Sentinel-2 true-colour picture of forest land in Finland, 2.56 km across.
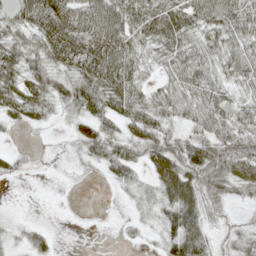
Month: May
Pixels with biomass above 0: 77%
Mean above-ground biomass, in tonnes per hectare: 42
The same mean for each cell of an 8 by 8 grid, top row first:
39 95 82 78 67 59 65 66
49 67 92 96 40 48 35 46
49 52 58 78 24 40 35 32
42 29 37 50 45 43 50 32
3 4 41 56 54 51 62 58
13 3 13 27 20 94 84 56
2 0 3 2 11 73 51 12
11 18 0 1 12 55 41 29
